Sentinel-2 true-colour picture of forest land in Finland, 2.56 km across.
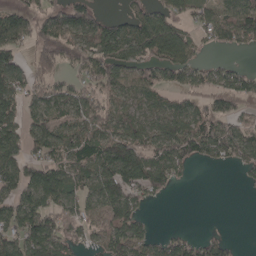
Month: April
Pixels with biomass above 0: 68%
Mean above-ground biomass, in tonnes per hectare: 69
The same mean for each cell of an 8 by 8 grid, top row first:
72 82 119 36 72 57 56 100
69 77 77 107 91 113 22 34
79 75 45 87 69 49 54 61
67 96 86 53 55 77 100 51
69 90 92 112 66 107 93 96
92 108 75 115 102 44 0 11
91 94 76 86 27 0 0 0
88 118 44 83 64 44 42 7
